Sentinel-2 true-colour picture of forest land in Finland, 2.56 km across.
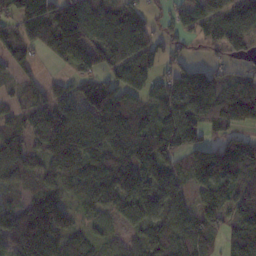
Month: November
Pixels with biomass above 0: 84%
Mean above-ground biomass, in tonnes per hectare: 88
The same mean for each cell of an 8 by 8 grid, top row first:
88 112 139 102 76 64 104 114
76 72 119 112 108 65 57 98
45 30 45 60 89 93 114 60
45 93 86 109 72 114 145 138
62 91 97 97 103 114 90 102
57 62 88 117 95 65 119 82
59 101 40 67 105 81 95 85
94 110 66 44 76 99 82 120
